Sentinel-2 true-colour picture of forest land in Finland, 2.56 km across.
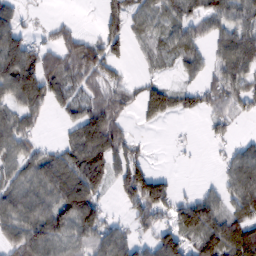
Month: February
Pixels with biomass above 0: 68%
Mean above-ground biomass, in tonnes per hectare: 62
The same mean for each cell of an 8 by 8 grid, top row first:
44 7 2 10 54 71 75 82
91 45 74 30 26 62 42 103
138 84 59 53 27 22 42 78
67 34 61 70 43 54 52 36
81 22 96 102 14 7 16 29
60 92 115 63 99 11 2 81
98 91 138 16 91 69 82 60
88 102 75 76 34 86 98 118
